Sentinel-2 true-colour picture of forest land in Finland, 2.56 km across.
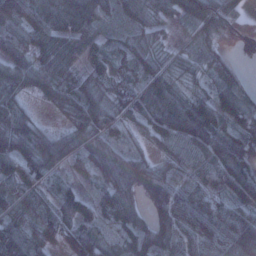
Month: January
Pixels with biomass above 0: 90%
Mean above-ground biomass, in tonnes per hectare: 69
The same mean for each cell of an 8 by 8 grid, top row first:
99 97 121 42 63 58 150 60
62 81 61 47 71 23 43 6
74 72 72 70 86 37 48 54
61 15 90 60 60 99 78 89
76 70 58 50 18 74 95 61
87 63 31 66 70 70 69 96
62 40 67 88 47 88 85 68
96 68 75 45 98 87 76 115
